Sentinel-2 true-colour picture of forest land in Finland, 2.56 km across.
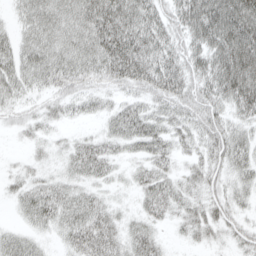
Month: April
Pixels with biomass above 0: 84%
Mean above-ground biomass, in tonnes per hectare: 39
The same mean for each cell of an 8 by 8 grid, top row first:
19 47 48 69 60 47 84 85
38 48 47 73 70 43 64 89
42 38 40 44 61 63 54 86
22 22 19 26 38 40 44 40
4 14 23 26 42 29 36 40
12 17 30 20 29 25 32 33
16 50 42 21 26 27 30 22
34 14 47 42 40 5 17 23
